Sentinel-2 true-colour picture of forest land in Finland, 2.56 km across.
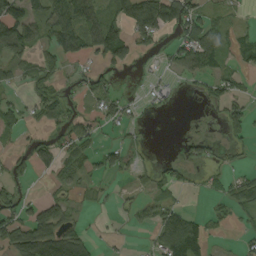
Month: September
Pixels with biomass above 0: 49%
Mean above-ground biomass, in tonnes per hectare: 41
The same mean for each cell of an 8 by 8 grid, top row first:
82 75 90 60 110 99 41 11
78 42 76 113 28 46 103 45
28 27 26 24 8 16 45 19
46 47 19 44 11 4 6 39
13 29 50 14 7 5 30 19
38 15 32 16 21 27 15 28
55 71 19 6 33 39 15 39
93 149 78 9 5 126 40 12
